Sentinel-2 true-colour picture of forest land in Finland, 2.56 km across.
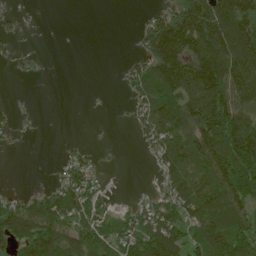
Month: June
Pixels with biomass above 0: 58%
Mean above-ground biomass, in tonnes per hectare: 84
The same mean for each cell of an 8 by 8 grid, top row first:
22 0 0 0 19 131 191 197
20 1 0 0 63 188 188 192
9 4 0 1 97 172 214 152
20 1 0 1 78 154 214 136
12 0 12 2 38 128 163 191
0 6 91 8 2 95 133 172
95 142 126 42 62 113 116 112
133 168 129 108 144 131 123 125
